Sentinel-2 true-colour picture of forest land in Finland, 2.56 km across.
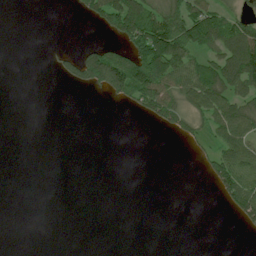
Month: July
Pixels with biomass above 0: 31%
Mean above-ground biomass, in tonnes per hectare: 38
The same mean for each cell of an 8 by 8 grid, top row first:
0 0 21 126 115 84 94 53
0 4 25 35 113 154 77 139
0 1 68 151 167 101 109 134
0 0 0 0 41 63 87 90
0 1 0 0 0 6 32 107
0 0 0 0 0 0 34 103
0 0 0 0 0 0 0 72
8 7 1 0 0 0 0 0
